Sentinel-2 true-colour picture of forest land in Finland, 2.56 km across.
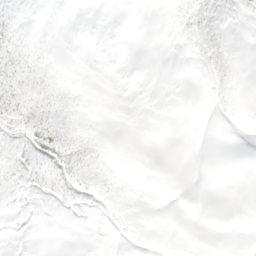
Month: April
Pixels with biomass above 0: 32%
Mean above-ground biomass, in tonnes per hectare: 5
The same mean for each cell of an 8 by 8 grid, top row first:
8 2 0 0 0 5 13 7
17 3 0 0 0 1 15 1
26 15 4 0 0 0 9 3
27 23 6 0 0 0 2 4
14 39 24 1 0 0 0 0
9 13 21 7 1 0 0 0
2 2 6 9 1 0 0 0
0 0 0 1 0 0 0 0
